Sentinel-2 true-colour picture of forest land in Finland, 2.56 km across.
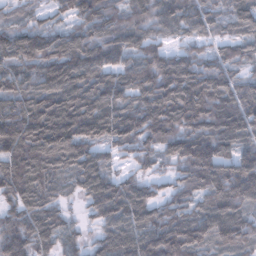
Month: February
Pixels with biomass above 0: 94%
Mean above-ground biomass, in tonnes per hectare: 115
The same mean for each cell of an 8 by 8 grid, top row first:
39 46 109 87 91 131 86 88
104 106 127 138 108 60 55 85
93 125 136 113 119 129 135 75
125 173 156 129 134 124 147 142
161 186 145 105 95 125 144 116
144 129 127 78 64 69 144 170
98 104 40 155 119 96 115 129
141 105 64 132 144 161 120 125
